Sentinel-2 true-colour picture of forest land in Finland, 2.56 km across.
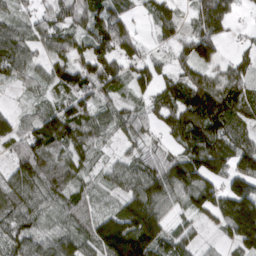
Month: March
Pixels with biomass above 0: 88%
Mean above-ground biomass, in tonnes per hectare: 89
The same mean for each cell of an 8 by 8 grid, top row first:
58 63 81 90 31 82 143 24
103 67 59 118 42 67 101 29
54 70 99 102 80 88 120 97
40 58 88 59 57 121 157 91
78 118 92 36 55 76 161 91
92 86 63 59 115 146 149 123
96 56 66 45 149 62 113 182
94 71 91 198 185 70 21 100
